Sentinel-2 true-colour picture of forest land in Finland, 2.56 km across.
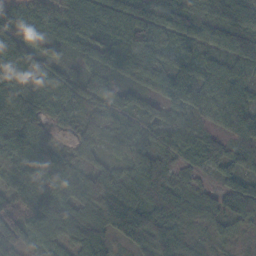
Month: November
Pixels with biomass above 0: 96%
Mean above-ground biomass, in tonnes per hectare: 69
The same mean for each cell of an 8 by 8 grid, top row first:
107 56 100 103 86 82 71 98
105 49 64 99 79 57 39 77
82 91 56 60 62 91 65 60
76 45 57 60 59 38 52 68
100 81 46 46 64 61 53 55
39 102 68 90 87 32 23 51
69 88 66 145 117 66 56 80
66 73 65 44 90 71 28 16
